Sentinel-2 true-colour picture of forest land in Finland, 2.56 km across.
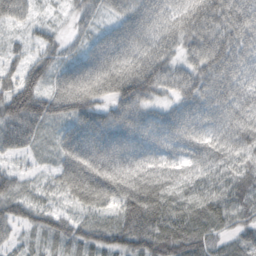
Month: October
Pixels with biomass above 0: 95%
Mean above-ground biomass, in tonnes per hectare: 70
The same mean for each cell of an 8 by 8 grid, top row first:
63 13 41 47 97 79 101 91
29 48 39 89 87 68 104 80
72 67 97 100 121 79 84 69
109 94 86 66 76 65 76 71
74 35 102 90 69 62 64 66
47 29 110 99 85 55 49 57
54 44 50 54 131 63 72 68
26 42 54 60 91 81 59 47
